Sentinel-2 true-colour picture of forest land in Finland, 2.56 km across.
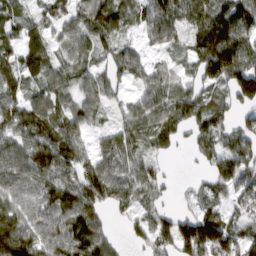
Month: March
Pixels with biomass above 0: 84%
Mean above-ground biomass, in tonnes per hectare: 81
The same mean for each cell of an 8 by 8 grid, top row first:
62 57 72 102 66 95 108 163
71 60 57 49 34 33 123 144
75 68 56 44 53 44 80 134
102 107 78 28 71 89 78 52
97 116 64 60 68 53 65 93
105 125 89 87 65 9 47 90
87 111 144 58 48 27 62 53
135 102 135 57 60 132 167 109
